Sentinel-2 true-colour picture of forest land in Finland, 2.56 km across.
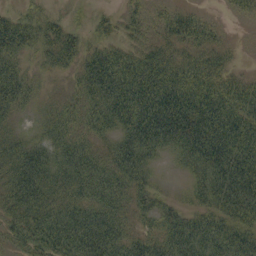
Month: September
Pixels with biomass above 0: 88%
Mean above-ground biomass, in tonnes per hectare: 60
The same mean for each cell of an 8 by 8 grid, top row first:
36 33 9 25 36 45 16 21
65 48 45 45 41 43 51 9
59 13 45 102 90 82 76 42
33 24 45 92 100 121 110 99
50 51 50 45 82 62 106 115
74 70 68 66 44 8 71 106
62 65 65 66 42 35 56 98
44 76 85 82 54 75 74 76
